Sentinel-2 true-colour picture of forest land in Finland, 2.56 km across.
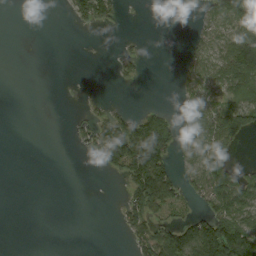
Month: September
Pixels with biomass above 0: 36%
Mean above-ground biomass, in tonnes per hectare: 39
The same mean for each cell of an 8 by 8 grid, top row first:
0 0 37 36 0 0 39 107
0 0 0 1 8 1 43 123
0 0 0 6 9 15 60 100
0 0 11 34 30 32 71 96
0 0 22 119 143 63 72 38
0 0 0 15 142 58 129 63
0 0 0 1 87 43 60 96
0 0 0 0 58 125 171 135
